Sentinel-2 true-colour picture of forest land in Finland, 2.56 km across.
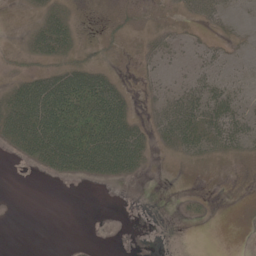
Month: May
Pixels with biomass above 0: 45%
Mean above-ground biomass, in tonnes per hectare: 19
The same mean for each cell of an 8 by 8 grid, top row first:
1 21 3 5 6 10 32 7
4 34 12 6 8 12 15 5
16 44 56 24 6 7 28 12
48 83 68 65 7 45 47 28
30 72 71 74 31 28 33 28
0 13 26 27 7 1 2 1
0 0 0 0 0 2 5 0
0 0 1 0 0 0 0 0
